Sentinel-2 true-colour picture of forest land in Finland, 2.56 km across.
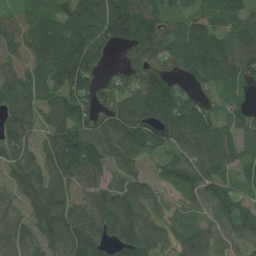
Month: July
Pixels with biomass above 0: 90%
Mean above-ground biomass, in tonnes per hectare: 115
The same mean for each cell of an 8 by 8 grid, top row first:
72 99 166 217 125 65 90 89
106 145 175 89 138 105 143 116
101 122 157 73 137 97 91 105
104 98 126 128 177 184 95 83
118 95 153 115 128 141 167 92
91 124 121 81 75 104 126 55
62 165 109 147 111 55 67 103
93 90 167 121 152 104 112 77
